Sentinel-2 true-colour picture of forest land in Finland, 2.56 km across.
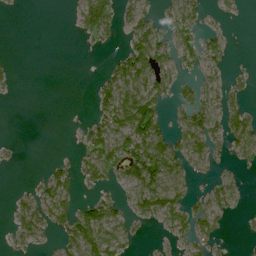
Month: July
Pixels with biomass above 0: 45%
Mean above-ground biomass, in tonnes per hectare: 41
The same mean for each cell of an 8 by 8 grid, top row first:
2 0 47 55 47 54 15 13
0 0 2 11 85 61 36 0
8 0 0 72 101 58 20 20
0 0 0 95 139 38 53 67
5 0 23 81 119 59 57 54
0 36 47 38 100 60 15 15
28 73 55 54 95 97 60 27
28 17 89 79 12 29 41 6
